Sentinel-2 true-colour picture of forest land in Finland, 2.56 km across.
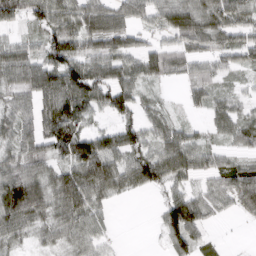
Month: March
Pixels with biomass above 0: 81%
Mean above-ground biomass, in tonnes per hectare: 60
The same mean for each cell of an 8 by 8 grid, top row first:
58 70 71 75 53 74 67 62
52 70 67 69 47 52 54 66
63 96 121 86 60 24 51 21
51 88 85 62 39 16 35 36
50 80 100 77 65 79 32 38
97 59 87 90 80 62 45 76
125 66 91 21 0 109 57 41
46 33 50 17 0 73 28 1
